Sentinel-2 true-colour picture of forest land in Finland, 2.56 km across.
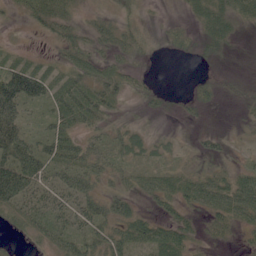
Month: June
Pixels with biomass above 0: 70%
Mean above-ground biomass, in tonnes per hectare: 30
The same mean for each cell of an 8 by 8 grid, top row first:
15 57 21 19 8 4 49 31
6 11 29 33 11 7 18 3
75 36 39 36 11 0 11 10
51 24 54 23 12 7 7 8
89 40 42 36 26 9 18 7
114 45 57 35 25 38 35 34
45 47 48 45 12 26 39 57
4 25 43 50 45 45 13 10
